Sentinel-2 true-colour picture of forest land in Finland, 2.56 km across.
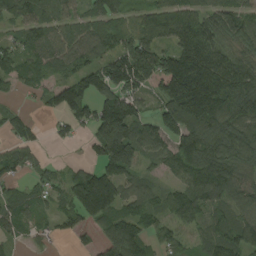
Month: August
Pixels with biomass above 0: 82%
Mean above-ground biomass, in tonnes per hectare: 102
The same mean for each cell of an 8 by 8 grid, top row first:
74 56 60 87 67 102 83 102
72 85 85 87 150 106 124 69
66 49 103 153 193 262 206 132
25 38 115 229 69 197 216 145
57 20 24 264 122 135 151 145
57 54 82 145 62 73 155 106
69 33 143 125 87 95 76 83
49 23 23 122 103 68 74 99
